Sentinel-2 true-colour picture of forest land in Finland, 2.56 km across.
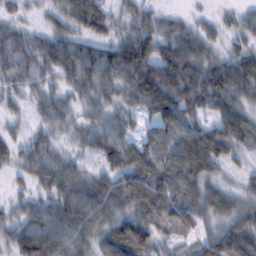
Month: February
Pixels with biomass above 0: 92%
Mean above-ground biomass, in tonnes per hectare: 63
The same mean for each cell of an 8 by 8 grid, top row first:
31 31 71 45 56 25 14 32
52 46 43 45 82 93 50 40
41 38 51 55 78 126 103 79
24 52 35 47 56 107 60 79
35 48 36 76 61 90 112 72
24 78 54 64 88 87 69 28
33 63 98 83 91 115 70 62
68 71 70 90 92 46 66 98
